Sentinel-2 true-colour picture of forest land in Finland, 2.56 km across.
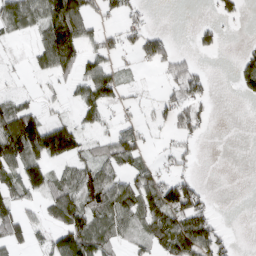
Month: March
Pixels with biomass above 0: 52%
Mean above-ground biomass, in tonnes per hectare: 49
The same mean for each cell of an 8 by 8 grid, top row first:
75 101 109 18 25 0 5 19
8 97 71 42 66 26 24 13
6 16 56 74 8 51 29 57
88 25 39 18 10 68 24 0
115 138 56 66 39 28 2 0
74 68 68 57 47 55 1 0
58 44 96 78 85 119 48 0
54 40 112 50 38 115 92 3
